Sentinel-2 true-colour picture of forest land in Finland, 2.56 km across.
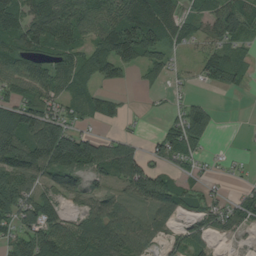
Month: August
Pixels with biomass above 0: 73%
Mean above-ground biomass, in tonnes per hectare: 69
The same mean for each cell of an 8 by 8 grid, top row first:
108 127 94 92 136 78 74 102
102 88 72 123 121 43 37 57
84 83 77 46 20 15 32 39
100 86 55 41 5 21 50 0
158 179 133 50 20 72 27 2
97 79 75 62 109 49 20 7
85 77 55 80 55 63 48 57
68 104 92 131 74 34 39 17
